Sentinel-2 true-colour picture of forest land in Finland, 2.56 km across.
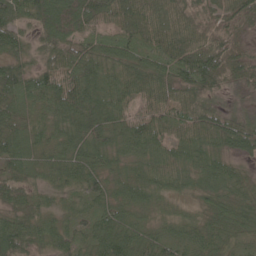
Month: May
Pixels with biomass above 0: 98%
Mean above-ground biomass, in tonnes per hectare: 57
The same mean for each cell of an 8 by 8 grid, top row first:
54 101 104 73 81 72 47 57
48 62 56 52 49 72 73 41
68 69 85 65 77 65 65 46
49 50 86 69 62 59 61 27
58 43 68 68 67 60 61 51
49 38 55 45 55 69 63 36
49 35 41 49 43 26 37 47
71 47 48 69 47 48 46 33
